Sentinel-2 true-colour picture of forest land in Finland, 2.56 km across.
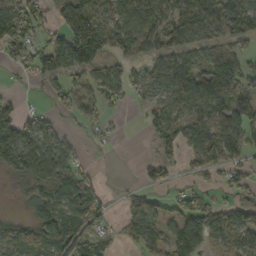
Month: October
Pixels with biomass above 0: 66%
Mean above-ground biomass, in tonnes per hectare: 63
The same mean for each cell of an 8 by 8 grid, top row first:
125 42 158 67 90 88 104 137
60 98 71 48 57 71 69 48
14 52 48 77 62 98 93 100
58 31 36 18 31 75 89 91
151 91 16 7 4 67 100 82
52 73 58 1 22 18 25 40
4 68 90 9 64 33 58 63
67 83 61 18 54 68 73 86
